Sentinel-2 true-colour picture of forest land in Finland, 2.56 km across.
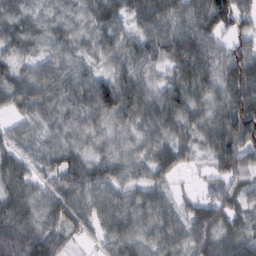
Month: February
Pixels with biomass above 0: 93%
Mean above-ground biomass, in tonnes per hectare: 69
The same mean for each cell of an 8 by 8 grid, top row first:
65 50 61 63 78 80 90 81
48 51 45 60 70 102 85 67
62 81 60 68 66 73 89 112
45 56 67 70 78 87 76 126
43 43 51 45 54 65 67 128
77 51 79 61 50 37 30 83
86 73 75 80 71 45 74 68
125 98 27 61 56 63 76 78
